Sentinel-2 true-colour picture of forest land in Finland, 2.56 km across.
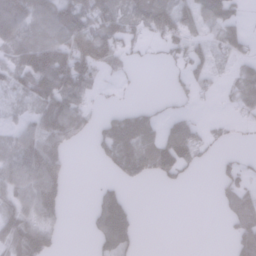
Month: January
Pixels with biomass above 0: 54%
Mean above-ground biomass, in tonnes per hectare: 64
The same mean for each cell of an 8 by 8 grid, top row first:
95 82 127 109 99 100 94 40
75 127 150 91 14 42 47 38
54 172 128 13 3 17 36 52
24 117 78 37 48 30 2 30
78 130 20 110 89 127 34 7
120 148 0 23 50 51 1 51
101 132 1 127 1 0 0 102
102 95 1 126 5 0 0 92
